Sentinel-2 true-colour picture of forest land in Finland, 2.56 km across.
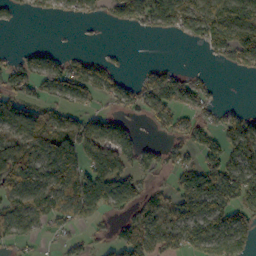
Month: October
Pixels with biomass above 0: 61%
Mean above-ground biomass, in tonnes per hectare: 61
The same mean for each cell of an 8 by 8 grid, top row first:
20 26 33 37 85 96 100 94
9 18 6 5 0 1 50 109
72 69 80 51 44 62 16 7
87 61 43 37 54 72 35 32
88 79 101 113 39 47 72 101
81 66 99 114 48 46 114 103
61 82 96 60 79 77 87 76
55 9 25 39 88 69 89 93
